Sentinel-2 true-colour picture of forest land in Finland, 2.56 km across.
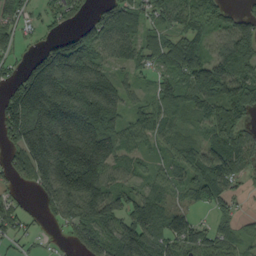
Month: September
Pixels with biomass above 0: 82%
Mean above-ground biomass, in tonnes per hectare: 95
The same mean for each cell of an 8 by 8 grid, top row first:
52 37 37 93 65 75 99 64
25 81 130 85 60 67 49 112
69 262 173 95 32 79 147 119
176 250 202 144 56 80 69 72
103 299 203 139 43 57 71 78
41 177 233 77 49 55 95 46
43 41 144 114 113 68 34 17
26 7 62 126 154 98 77 51
